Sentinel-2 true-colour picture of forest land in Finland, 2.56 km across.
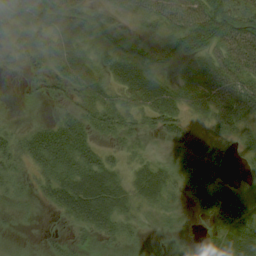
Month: August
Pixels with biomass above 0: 73%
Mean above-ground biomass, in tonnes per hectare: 37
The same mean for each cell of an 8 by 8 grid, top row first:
46 60 57 34 37 59 93 55
34 41 45 49 37 52 61 57
4 29 48 30 48 25 56 50
1 5 37 34 34 33 29 42
39 81 59 13 9 15 3 18
31 46 67 42 41 33 22 10
15 14 65 58 25 16 65 88
0 12 15 25 9 9 17 57
